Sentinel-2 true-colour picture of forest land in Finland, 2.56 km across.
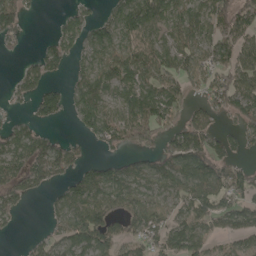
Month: May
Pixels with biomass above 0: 67%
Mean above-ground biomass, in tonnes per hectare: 66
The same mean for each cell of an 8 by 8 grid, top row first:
85 1 42 50 138 80 89 87
13 46 49 80 84 76 70 86
32 49 42 75 77 68 54 94
13 75 64 53 101 52 61 73
90 70 24 49 42 71 94 40
79 73 72 81 60 92 103 76
48 19 87 81 78 63 82 91
4 40 80 78 70 100 61 68
